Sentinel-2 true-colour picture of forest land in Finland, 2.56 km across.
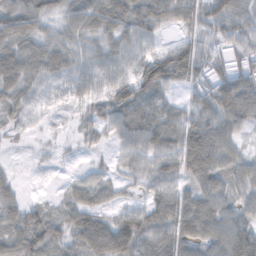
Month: November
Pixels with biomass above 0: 87%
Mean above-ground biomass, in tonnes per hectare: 57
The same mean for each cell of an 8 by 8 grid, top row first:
82 58 69 79 68 55 76 60
81 74 49 49 38 51 46 40
78 49 50 52 74 63 52 72
43 16 19 54 66 48 65 88
9 8 15 26 65 71 99 34
17 3 14 21 37 68 74 52
50 37 74 35 53 82 71 48
65 77 76 125 88 95 86 108
